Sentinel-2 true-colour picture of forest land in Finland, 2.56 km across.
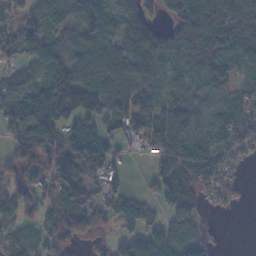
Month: November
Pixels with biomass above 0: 78%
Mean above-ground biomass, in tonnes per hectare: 66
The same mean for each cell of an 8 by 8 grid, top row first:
43 66 81 82 54 69 124 126
50 59 52 60 110 78 77 99
39 85 98 98 66 69 76 36
78 107 115 78 71 102 62 78
57 78 79 40 40 98 82 71
44 73 79 45 14 103 82 17
57 55 74 52 40 95 29 10
35 51 46 27 72 64 40 0
